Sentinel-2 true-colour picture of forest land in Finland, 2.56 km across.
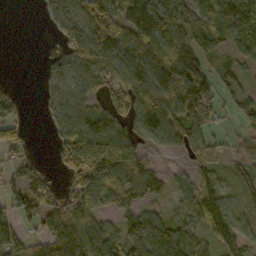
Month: October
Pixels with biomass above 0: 74%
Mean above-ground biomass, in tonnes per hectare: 75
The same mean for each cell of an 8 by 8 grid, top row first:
0 37 80 95 107 99 86 106
0 6 105 81 101 79 78 65
2 43 61 66 93 118 85 43
39 39 88 77 92 93 99 52
45 11 191 190 65 54 82 21
38 29 113 213 95 30 61 44
67 68 119 75 63 48 102 44
79 84 101 101 134 114 49 72
